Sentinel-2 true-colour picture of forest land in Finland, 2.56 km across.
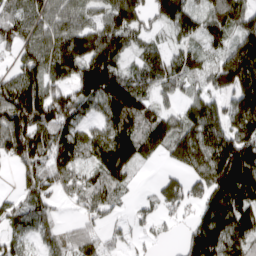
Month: April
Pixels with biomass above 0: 82%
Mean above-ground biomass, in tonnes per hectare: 123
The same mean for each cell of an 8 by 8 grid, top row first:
98 116 91 107 95 144 85 105
99 166 148 176 70 72 65 136
151 140 174 195 114 98 95 217
205 199 115 150 128 75 155 177
177 148 125 170 136 141 215 208
52 138 86 119 5 74 186 243
75 70 50 49 49 82 163 189
81 54 96 38 37 27 247 168
